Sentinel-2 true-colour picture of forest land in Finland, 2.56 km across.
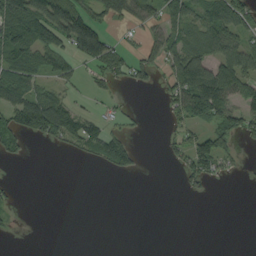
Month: September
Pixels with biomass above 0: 43%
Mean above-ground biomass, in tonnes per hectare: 41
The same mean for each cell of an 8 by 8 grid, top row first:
102 115 84 70 56 56 71 71
91 69 95 54 35 64 92 77
82 31 15 33 28 85 166 93
73 111 42 12 5 46 133 69
29 19 42 76 2 34 82 29
1 0 0 11 4 9 57 8
12 0 0 0 0 0 0 0
2 0 0 0 0 0 0 0
